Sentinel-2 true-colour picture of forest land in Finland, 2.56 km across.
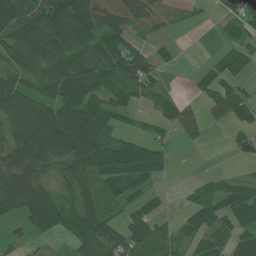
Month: July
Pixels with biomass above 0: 69%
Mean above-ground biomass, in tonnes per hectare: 50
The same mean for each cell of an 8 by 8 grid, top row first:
78 112 89 67 63 28 7 51
82 77 73 76 30 12 3 44
47 59 84 50 62 2 30 36
77 69 89 57 15 38 26 41
60 83 92 72 59 15 6 24
73 30 56 70 56 4 11 12
54 88 65 25 45 7 61 68
16 18 51 63 76 46 54 72
